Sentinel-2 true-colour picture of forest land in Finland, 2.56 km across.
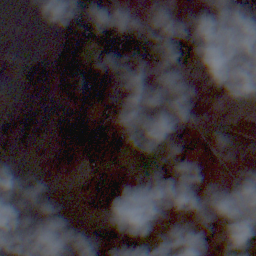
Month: November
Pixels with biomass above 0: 31%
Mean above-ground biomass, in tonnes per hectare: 35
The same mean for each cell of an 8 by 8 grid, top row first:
0 25 71 44 4 6 16 37
1 15 84 108 62 78 84 48
32 74 180 105 0 9 12 90
35 10 103 27 4 0 0 0
71 41 202 53 5 13 0 0
0 33 28 32 14 49 0 15
0 0 8 71 20 13 2 27
0 0 6 84 50 15 19 2
